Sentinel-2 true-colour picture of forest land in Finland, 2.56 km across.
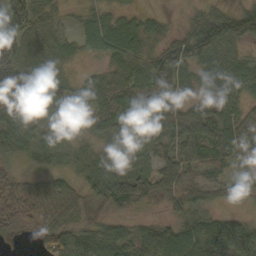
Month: October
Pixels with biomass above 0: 89%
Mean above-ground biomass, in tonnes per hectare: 58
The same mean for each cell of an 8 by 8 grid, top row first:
96 41 23 34 30 7 41 76
97 54 34 74 53 69 88 32
144 99 27 57 69 62 31 51
73 65 48 61 60 68 57 54
71 66 28 36 67 66 90 83
35 42 45 76 61 71 45 37
55 51 60 56 27 32 45 24
5 71 66 81 60 75 77 103
